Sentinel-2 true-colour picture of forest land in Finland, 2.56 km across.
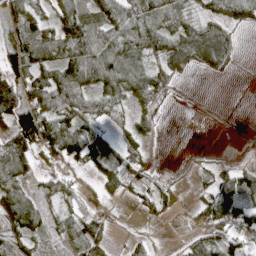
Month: April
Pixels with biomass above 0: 67%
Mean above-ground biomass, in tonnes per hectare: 45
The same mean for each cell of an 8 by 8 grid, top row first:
54 34 58 61 71 59 39 52
71 58 91 78 67 58 91 19
78 95 79 75 63 27 5 0
130 84 70 29 30 0 0 0
63 82 91 47 29 0 0 1
46 33 19 54 31 6 22 60
68 27 33 15 25 12 67 68
32 19 43 16 14 7 53 42
